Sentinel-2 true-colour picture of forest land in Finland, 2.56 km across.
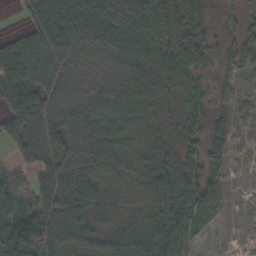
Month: October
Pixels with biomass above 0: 87%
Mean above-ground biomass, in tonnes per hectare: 69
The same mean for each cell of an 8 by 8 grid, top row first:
6 97 120 134 128 63 19 15
77 98 90 96 81 60 30 27
94 87 77 87 77 48 17 13
91 84 94 115 70 23 33 17
59 62 134 105 63 37 45 9
61 113 149 62 64 82 40 1
91 152 120 30 46 89 81 1
97 107 95 72 102 94 16 0
